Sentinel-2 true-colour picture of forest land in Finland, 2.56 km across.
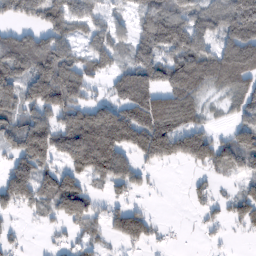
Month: February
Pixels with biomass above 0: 69%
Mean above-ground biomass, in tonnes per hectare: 92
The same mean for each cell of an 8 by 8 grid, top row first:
60 112 93 43 82 123 107 177
132 118 46 87 101 150 95 207
123 148 111 58 120 134 115 130
93 119 105 117 170 160 36 72
112 158 189 187 122 123 104 104
140 76 102 126 38 1 31 56
66 65 122 47 29 0 35 81
23 7 37 42 75 5 9 5
